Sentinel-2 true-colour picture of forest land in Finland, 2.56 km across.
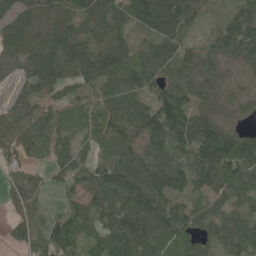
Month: June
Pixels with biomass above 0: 89%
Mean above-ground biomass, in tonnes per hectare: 72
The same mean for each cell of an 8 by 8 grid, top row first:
89 80 83 123 118 104 23 73
88 100 122 119 56 71 43 82
42 96 84 74 74 60 58 24
63 57 33 66 72 102 53 28
80 64 41 63 63 78 118 83
32 29 63 104 109 95 88 102
41 21 62 88 102 71 52 56
33 78 64 100 100 74 50 72
